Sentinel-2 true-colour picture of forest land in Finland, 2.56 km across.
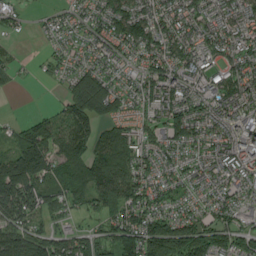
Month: August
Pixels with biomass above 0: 85%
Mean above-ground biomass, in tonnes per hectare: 80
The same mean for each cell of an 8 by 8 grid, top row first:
38 21 38 103 87 74 55 86
13 18 40 66 86 85 61 83
18 13 117 61 78 97 61 92
2 27 163 72 49 112 80 89
67 99 113 107 73 82 79 112
166 78 108 140 77 56 65 79
126 75 53 112 92 59 49 65
129 94 77 87 166 175 118 79
